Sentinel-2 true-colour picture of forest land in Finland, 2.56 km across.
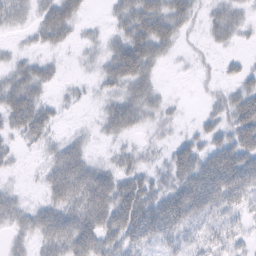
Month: February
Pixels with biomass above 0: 71%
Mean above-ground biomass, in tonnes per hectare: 31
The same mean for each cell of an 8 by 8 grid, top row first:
26 44 24 18 65 48 19 22
9 20 10 29 61 17 10 8
36 24 5 37 41 1 6 24
51 24 3 34 33 8 14 52
13 18 19 10 9 21 28 60
5 27 56 38 29 39 74 70
30 37 56 71 59 68 45 23
18 43 64 41 37 22 21 14
